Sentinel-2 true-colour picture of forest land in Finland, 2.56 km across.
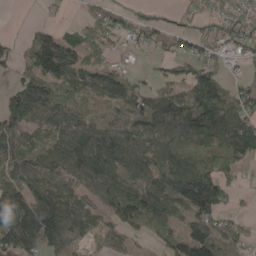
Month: May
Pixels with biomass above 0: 78%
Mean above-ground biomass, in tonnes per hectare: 89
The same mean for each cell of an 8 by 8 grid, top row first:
0 8 20 54 43 19 33 48
28 143 100 54 38 32 55 55
54 135 89 94 28 57 110 37
144 108 50 49 117 140 177 119
106 85 108 128 118 99 106 146
117 117 109 125 106 149 131 33
137 171 107 98 143 107 145 22
131 135 80 66 26 85 143 64
